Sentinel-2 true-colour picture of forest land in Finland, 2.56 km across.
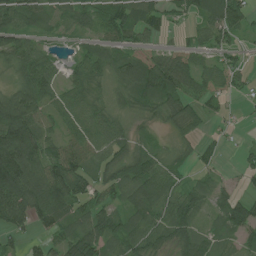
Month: July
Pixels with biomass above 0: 82%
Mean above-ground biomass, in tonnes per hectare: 63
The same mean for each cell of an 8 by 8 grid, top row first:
75 58 50 83 76 28 87 84
80 16 27 60 33 24 48 30
43 72 66 56 98 76 52 36
140 48 66 48 34 70 35 6
160 61 75 86 35 29 19 8
147 108 81 61 112 48 31 20
133 116 53 49 96 85 53 87
26 41 97 79 86 68 54 47
